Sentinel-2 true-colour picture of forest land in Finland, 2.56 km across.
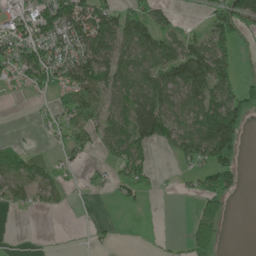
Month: May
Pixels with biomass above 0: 53%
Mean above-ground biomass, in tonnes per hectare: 58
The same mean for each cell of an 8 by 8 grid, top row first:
37 98 123 90 79 24 46 132
70 88 94 103 110 83 112 48
35 74 100 96 102 95 137 58
0 12 78 72 159 71 114 119
17 7 36 74 104 68 133 80
65 42 5 22 41 12 66 54
19 21 3 2 8 0 51 0
1 2 1 7 1 3 81 0
